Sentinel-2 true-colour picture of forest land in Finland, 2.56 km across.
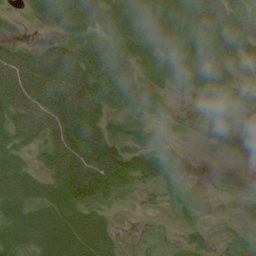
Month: July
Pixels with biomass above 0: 75%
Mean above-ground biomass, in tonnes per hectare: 37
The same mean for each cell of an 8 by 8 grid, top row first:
13 37 51 34 40 41 47 33
28 31 40 53 47 46 38 37
68 66 66 59 38 40 41 18
59 69 79 40 38 10 23 13
42 42 73 44 48 7 0 0
54 35 68 58 45 25 0 0
58 55 40 15 8 22 5 3
55 67 72 30 13 15 21 19
